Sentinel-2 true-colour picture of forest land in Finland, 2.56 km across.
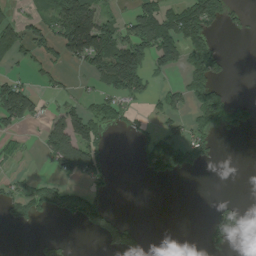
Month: July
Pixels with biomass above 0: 37%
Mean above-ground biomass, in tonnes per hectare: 59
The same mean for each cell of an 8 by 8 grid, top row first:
29 67 216 38 113 97 138 22
82 68 182 150 117 125 96 0
37 31 12 118 79 18 124 0
132 29 66 67 22 54 140 60
26 94 150 18 55 100 64 3
23 16 74 27 23 51 3 0
73 73 94 31 0 0 11 34
0 17 0 75 34 0 34 29
